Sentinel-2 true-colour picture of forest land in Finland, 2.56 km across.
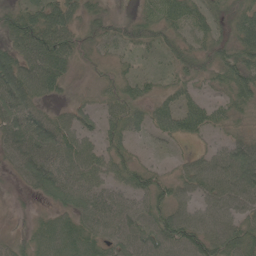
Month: June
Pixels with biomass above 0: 88%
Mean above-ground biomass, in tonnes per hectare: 54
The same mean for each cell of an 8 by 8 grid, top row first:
51 75 45 27 40 61 43 50
53 87 40 30 32 40 44 73
85 79 24 39 43 35 33 79
87 35 41 39 45 78 60 42
80 78 62 43 12 19 21 59
32 85 58 41 54 44 86 101
7 30 69 59 59 67 54 63
27 67 70 58 73 84 93 83
